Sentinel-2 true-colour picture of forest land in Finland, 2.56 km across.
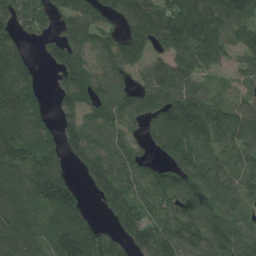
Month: July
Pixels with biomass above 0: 84%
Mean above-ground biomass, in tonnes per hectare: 128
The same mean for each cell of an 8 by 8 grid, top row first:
144 116 121 77 134 146 167 107
132 75 139 107 107 114 151 92
212 18 182 127 80 129 52 54
207 68 118 124 134 163 148 118
206 120 133 103 60 161 142 140
153 235 54 166 102 122 158 104
163 135 97 170 128 113 118 90
190 133 213 102 151 147 139 98
